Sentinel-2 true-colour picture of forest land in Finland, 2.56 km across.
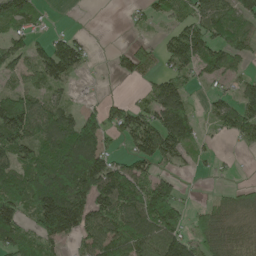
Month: May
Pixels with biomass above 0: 67%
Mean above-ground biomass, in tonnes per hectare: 80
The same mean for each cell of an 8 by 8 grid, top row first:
84 13 0 0 34 49 96 99
75 97 79 15 41 107 109 65
46 101 19 10 43 71 35 45
160 100 61 72 78 122 37 115
130 112 186 30 115 113 19 36
94 160 177 132 77 43 11 7
117 194 146 128 122 99 40 56
92 91 57 96 110 121 85 64
